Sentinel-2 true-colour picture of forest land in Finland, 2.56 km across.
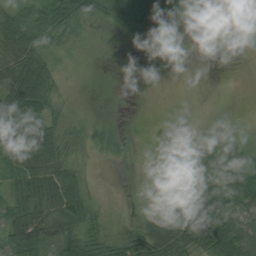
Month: August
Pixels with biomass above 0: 67%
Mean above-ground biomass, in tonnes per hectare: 40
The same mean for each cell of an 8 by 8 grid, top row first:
60 103 94 37 88 83 1 29
73 55 12 1 17 20 1 0
80 52 3 0 0 0 0 0
93 44 8 1 2 1 2 1
75 64 30 21 7 49 72 20
40 61 27 0 6 90 62 52
41 61 59 8 14 89 63 49
60 51 67 40 74 74 71 80
